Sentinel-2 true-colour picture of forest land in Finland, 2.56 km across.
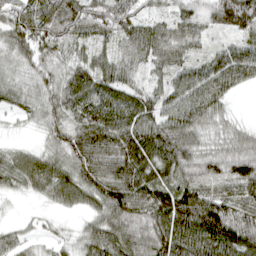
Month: April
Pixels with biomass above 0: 93%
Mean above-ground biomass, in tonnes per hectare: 75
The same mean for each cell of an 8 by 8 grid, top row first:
71 83 89 80 49 56 65 146
71 66 50 48 78 77 38 71
43 60 85 91 43 72 99 69
40 58 80 110 94 102 93 11
21 38 86 101 120 115 52 64
70 92 85 109 104 83 62 89
6 24 51 99 96 132 104 64
42 23 45 110 91 123 127 115
